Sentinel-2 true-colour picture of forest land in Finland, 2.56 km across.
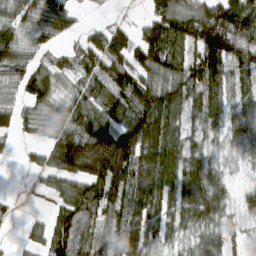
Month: March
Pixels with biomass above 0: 81%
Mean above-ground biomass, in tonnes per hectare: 97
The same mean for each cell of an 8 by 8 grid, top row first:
71 120 33 6 37 149 146 178
103 43 90 127 91 118 170 109
70 115 76 126 112 124 145 79
78 94 130 109 156 104 105 86
27 99 168 175 156 129 63 78
2 78 148 179 120 112 95 23
14 28 130 113 121 82 120 49
13 101 103 76 102 58 87 41
